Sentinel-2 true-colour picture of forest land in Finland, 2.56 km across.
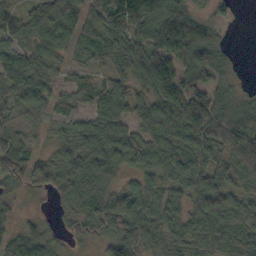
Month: October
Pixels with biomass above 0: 90%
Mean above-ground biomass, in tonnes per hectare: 62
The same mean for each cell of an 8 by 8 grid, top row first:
58 61 72 99 122 110 29 11
59 51 45 72 79 133 95 2
77 58 45 49 78 113 62 10
34 46 44 69 55 95 104 63
57 25 63 85 59 63 80 95
77 65 87 57 45 60 69 60
20 6 42 78 60 50 82 54
60 40 24 61 62 48 54 60
